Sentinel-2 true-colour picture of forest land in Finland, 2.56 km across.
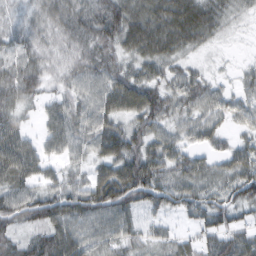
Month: February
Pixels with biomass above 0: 90%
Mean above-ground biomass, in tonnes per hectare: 61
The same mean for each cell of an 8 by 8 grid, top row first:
36 58 73 97 89 94 66 26
57 46 60 69 83 62 25 5
79 42 55 72 75 49 35 24
51 40 58 67 86 55 52 41
89 46 49 81 75 52 39 39
84 41 31 93 104 63 58 83
72 83 83 85 51 50 72 59
54 85 76 58 41 38 50 69
